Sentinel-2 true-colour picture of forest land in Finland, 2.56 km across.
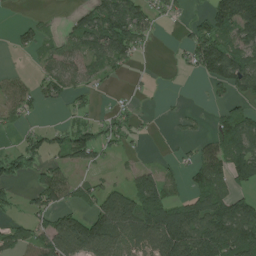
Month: July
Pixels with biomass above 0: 56%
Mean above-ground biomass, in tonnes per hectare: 70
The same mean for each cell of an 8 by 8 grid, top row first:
4 11 53 141 88 29 77 168
29 38 77 132 31 13 158 99
37 67 57 18 4 2 68 128
55 8 31 30 8 9 13 68
31 61 108 38 7 10 50 121
61 72 21 9 67 34 111 74
21 71 47 155 149 99 127 102
70 95 168 123 91 205 181 139
